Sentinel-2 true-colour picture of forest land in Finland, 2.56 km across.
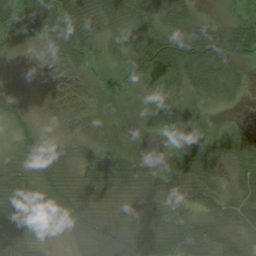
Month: August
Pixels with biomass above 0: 80%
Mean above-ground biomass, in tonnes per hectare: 36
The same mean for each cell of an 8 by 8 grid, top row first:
65 100 65 46 43 50 19 28
17 30 62 26 72 106 86 59
9 6 7 21 44 51 44 18
27 2 0 0 1 26 16 2
20 23 18 5 0 26 39 29
33 31 22 48 40 52 50 35
49 30 39 23 49 35 38 51
71 20 23 55 53 61 58 42
